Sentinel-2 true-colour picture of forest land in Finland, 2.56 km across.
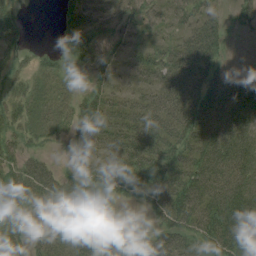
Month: August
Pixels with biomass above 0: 77%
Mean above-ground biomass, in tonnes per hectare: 37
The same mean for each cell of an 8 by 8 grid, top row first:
21 0 39 30 24 27 29 19
27 6 40 18 23 36 50 4
24 20 7 23 29 55 46 41
31 21 36 47 52 54 54 51
29 11 30 43 56 47 49 54
43 46 42 45 56 53 63 55
27 34 42 20 15 66 59 72
24 30 41 32 36 48 51 76
